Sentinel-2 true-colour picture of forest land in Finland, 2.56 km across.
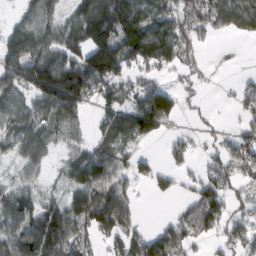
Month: February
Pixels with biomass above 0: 71%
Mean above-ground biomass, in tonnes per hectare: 81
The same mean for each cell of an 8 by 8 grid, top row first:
27 84 101 167 123 122 130 98
127 117 121 178 173 151 15 0
105 214 158 109 58 20 12 17
93 114 77 77 139 69 7 29
75 73 42 59 31 42 16 62
35 27 99 105 40 40 60 64
118 82 100 140 8 18 140 36
111 149 60 33 75 96 42 68
